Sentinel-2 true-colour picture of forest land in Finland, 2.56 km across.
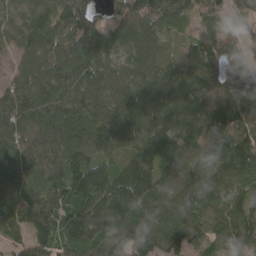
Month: April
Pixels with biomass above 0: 94%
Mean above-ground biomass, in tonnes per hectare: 112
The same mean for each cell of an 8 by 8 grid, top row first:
42 88 98 58 125 79 61 33
59 114 116 77 122 38 53 55
70 132 110 95 107 99 81 91
129 121 140 133 136 147 121 126
96 129 164 130 143 136 136 171
82 110 140 113 146 116 106 116
99 124 166 184 138 171 108 118
61 139 166 110 159 149 83 121
